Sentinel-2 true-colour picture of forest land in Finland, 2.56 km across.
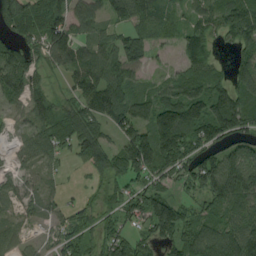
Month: August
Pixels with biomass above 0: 83%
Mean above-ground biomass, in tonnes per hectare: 84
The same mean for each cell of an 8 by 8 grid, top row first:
105 84 84 49 68 35 69 150
61 103 68 92 69 37 65 68
99 33 65 111 40 65 93 117
36 70 103 129 105 172 144 136
29 91 99 64 160 183 103 81
41 36 6 89 89 75 131 180
35 46 36 55 101 111 55 96
45 25 58 84 49 89 123 161
